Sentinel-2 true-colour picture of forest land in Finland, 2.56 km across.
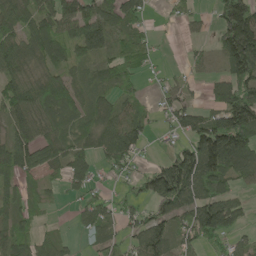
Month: May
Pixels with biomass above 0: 74%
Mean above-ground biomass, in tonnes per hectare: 78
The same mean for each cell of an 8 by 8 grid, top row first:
95 95 119 76 42 18 21 237
84 74 72 56 48 3 23 252
75 74 48 65 24 33 32 136
94 64 53 67 30 81 59 180
95 83 50 115 47 42 204 169
76 37 74 29 69 202 131 77
51 13 50 48 57 129 146 64
70 42 22 52 126 71 86 44
